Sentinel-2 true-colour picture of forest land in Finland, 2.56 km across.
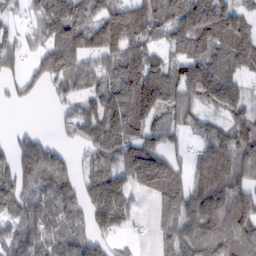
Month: February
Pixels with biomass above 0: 82%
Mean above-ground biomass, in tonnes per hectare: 93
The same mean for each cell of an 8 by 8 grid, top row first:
25 132 107 152 146 142 99 80
60 136 159 137 97 73 103 123
48 79 85 104 153 100 127 58
1 4 77 132 102 76 39 50
65 66 42 109 104 33 79 120
115 164 57 104 156 98 119 90
77 92 77 173 12 126 134 123
76 98 81 41 15 101 113 114
